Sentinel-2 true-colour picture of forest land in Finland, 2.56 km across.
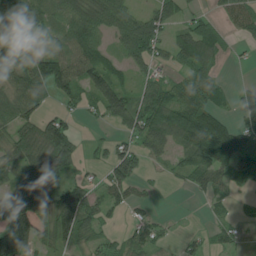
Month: July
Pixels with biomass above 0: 69%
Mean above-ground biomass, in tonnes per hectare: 65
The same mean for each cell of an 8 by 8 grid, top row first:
148 69 102 103 63 49 26 55
86 56 115 46 88 75 83 12
80 113 78 82 43 40 64 5
81 37 27 86 98 115 89 52
78 116 33 38 72 66 141 91
47 70 28 54 28 25 76 87
95 73 141 38 22 1 15 13
173 74 67 27 43 11 25 28
